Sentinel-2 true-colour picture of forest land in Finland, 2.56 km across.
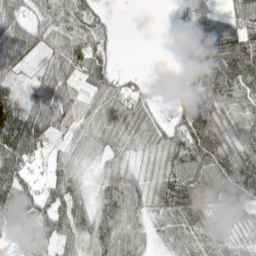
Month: May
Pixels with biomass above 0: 83%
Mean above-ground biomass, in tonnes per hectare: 64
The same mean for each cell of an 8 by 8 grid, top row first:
61 51 75 20 0 1 73 76
86 50 83 34 0 1 97 103
53 73 48 38 10 12 105 91
113 101 56 73 65 36 100 61
132 47 41 48 47 69 86 71
101 30 44 59 46 106 130 134
75 61 69 85 59 110 80 56
27 49 68 81 43 55 82 35
